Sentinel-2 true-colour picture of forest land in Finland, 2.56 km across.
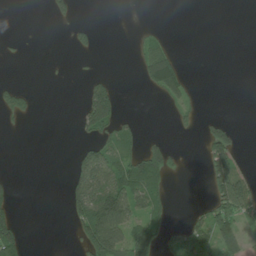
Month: July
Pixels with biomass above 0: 27%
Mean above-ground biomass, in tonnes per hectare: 33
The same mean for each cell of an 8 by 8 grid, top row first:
0 18 5 0 0 0 0 0
4 0 21 0 30 11 0 0
5 2 6 17 39 73 0 0
37 0 36 77 1 16 2 0
0 0 23 65 51 8 66 20
3 0 71 84 136 9 60 80
20 0 80 160 67 4 49 97
68 0 46 142 98 52 78 69
